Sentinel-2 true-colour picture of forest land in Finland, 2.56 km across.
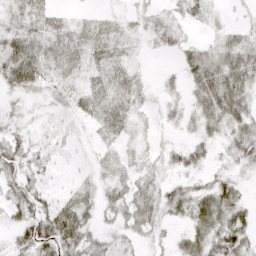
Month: April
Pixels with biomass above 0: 71%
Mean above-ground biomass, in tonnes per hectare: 22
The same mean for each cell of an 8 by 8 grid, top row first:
23 23 6 9 14 17 14 3
41 26 25 22 6 17 19 31
40 29 16 22 6 11 54 46
9 11 24 25 11 14 41 41
22 10 4 15 12 14 20 32
20 7 5 12 21 17 17 17
23 22 28 23 37 31 43 32
23 41 38 20 14 13 36 40
